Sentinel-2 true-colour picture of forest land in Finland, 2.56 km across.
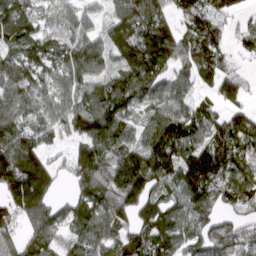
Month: March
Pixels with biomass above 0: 86%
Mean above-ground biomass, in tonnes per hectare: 98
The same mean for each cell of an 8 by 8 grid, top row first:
122 53 61 76 122 68 91 32
84 88 112 118 173 116 104 32
110 72 103 93 136 75 72 55
93 76 116 149 67 89 58 57
135 54 73 124 106 164 109 105
167 122 102 137 180 121 169 102
107 101 94 138 122 89 84 64
55 77 89 95 103 96 75 72
